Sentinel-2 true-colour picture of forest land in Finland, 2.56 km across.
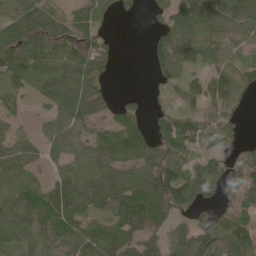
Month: May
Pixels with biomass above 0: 80%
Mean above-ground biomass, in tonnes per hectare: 86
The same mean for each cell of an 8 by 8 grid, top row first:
97 96 58 36 11 97 114 86
113 110 129 51 15 127 111 68
89 113 125 24 4 64 81 80
31 57 121 61 38 79 88 46
64 69 83 93 83 145 99 61
100 43 102 89 94 120 128 115
104 98 92 97 121 117 67 98
98 72 98 102 100 88 128 134
